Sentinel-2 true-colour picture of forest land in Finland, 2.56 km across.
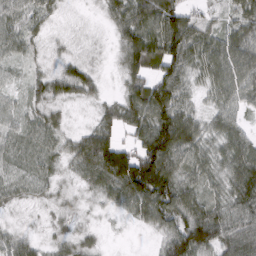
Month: March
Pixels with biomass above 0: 90%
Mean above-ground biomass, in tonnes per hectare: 53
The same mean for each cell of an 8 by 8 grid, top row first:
43 33 7 38 82 79 26 56
38 21 16 18 105 100 62 85
18 46 73 8 63 72 49 74
31 35 6 43 98 94 34 38
38 42 51 78 82 116 48 62
36 32 35 98 130 74 50 75
20 16 15 28 82 91 68 73
37 20 28 3 4 82 91 89
